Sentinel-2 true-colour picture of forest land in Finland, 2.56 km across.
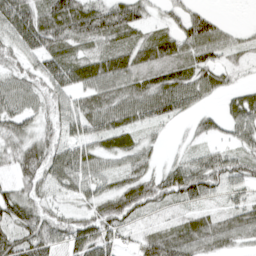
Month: April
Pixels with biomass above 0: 86%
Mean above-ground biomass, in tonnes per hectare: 60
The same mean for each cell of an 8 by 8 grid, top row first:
100 90 114 108 44 35 46 0
57 84 61 72 79 74 78 35
55 67 63 78 78 85 63 20
58 48 67 82 72 60 26 66
53 62 61 51 34 9 28 43
46 66 63 42 51 73 96 59
80 50 41 82 61 36 37 44
75 80 76 42 40 79 71 44
